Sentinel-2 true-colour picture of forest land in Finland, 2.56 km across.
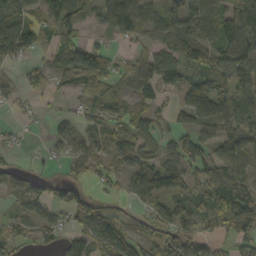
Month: October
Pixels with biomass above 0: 71%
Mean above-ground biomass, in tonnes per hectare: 60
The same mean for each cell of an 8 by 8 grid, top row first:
86 62 55 86 84 69 83 143
102 36 66 24 34 73 68 137
32 34 65 61 77 41 88 104
11 3 30 51 54 38 74 79
10 11 43 59 95 55 51 80
27 22 25 33 86 88 68 61
24 53 59 51 45 73 67 123
37 20 54 105 59 100 53 47
